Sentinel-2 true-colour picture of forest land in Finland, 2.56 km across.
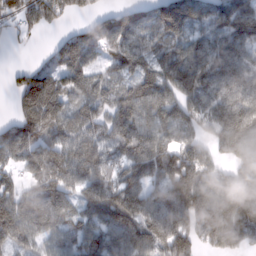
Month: February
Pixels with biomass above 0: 85%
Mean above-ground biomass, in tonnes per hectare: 104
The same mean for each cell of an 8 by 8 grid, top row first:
70 96 27 58 77 179 142 181
6 33 122 83 100 89 134 124
48 108 99 70 99 132 141 144
60 136 72 89 108 100 128 148
131 79 104 100 131 97 86 143
39 89 106 82 113 149 82 104
123 112 72 140 137 166 161 135
103 59 80 83 103 173 86 82
